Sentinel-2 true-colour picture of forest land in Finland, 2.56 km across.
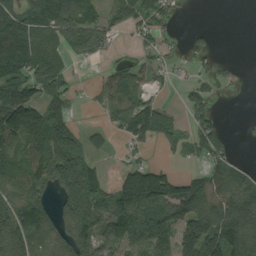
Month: August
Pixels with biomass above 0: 65%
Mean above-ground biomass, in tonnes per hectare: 90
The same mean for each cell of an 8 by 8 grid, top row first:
124 138 138 82 85 26 0 0
148 128 93 38 43 22 39 0
126 134 7 88 75 22 36 11
175 136 11 101 139 20 67 3
113 155 113 20 50 38 110 7
97 158 211 30 149 76 99 72
129 92 189 113 116 154 110 120
144 96 132 108 64 138 193 133
